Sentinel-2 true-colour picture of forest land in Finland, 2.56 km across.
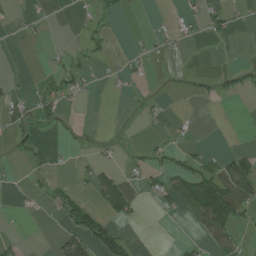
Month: July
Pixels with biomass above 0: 22%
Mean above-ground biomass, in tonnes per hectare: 23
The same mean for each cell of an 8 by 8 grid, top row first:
3 7 6 11 1 9 33 9
0 8 12 10 11 13 1 0
4 20 28 8 8 1 11 15
28 37 5 0 5 2 0 0
30 13 6 7 10 15 7 1
2 15 12 41 26 65 71 101
4 20 68 74 6 32 172 52
11 3 93 105 1 4 54 22
